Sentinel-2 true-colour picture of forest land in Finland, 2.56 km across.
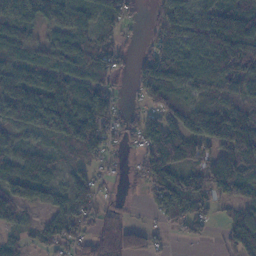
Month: November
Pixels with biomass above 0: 81%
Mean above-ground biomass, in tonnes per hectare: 80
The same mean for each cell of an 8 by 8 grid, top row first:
88 78 81 59 18 78 115 110
68 60 76 65 23 103 146 174
99 101 66 51 64 86 102 108
108 170 119 62 52 84 98 86
51 32 100 43 81 143 86 152
77 74 46 21 69 90 122 127
84 67 79 30 19 91 59 67
37 75 55 104 60 13 17 135
